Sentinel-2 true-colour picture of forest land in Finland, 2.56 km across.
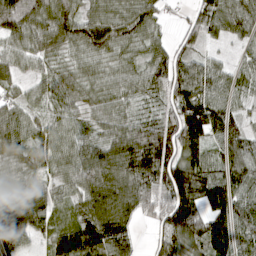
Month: April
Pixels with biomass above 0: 90%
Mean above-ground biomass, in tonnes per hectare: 85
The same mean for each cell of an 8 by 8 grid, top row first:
139 106 83 66 82 15 97 95
67 87 77 92 56 47 26 29
44 55 55 56 70 109 98 56
70 55 50 60 43 103 153 44
92 84 74 99 149 125 89 93
44 52 92 118 136 157 92 104
57 84 65 144 74 148 110 98
80 59 133 135 14 114 133 99
